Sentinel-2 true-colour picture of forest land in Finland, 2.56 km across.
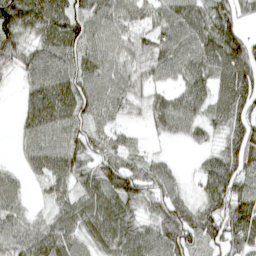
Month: April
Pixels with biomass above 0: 88%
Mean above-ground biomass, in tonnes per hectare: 74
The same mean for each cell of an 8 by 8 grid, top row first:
126 121 101 84 60 85 80 63
85 75 90 71 67 89 105 98
23 90 85 76 60 48 71 109
22 105 78 60 41 82 60 88
23 86 77 73 21 18 32 104
28 68 56 100 89 37 82 96
53 33 68 78 60 93 71 114
74 109 59 74 70 105 59 96
